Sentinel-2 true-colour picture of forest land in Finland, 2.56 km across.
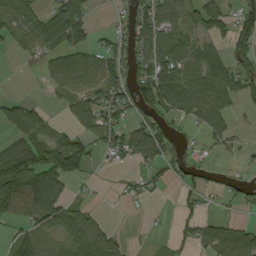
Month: September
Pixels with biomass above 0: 58%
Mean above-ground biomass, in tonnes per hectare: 50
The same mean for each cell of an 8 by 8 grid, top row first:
65 56 77 12 60 56 91 57
39 65 66 41 53 75 55 71
1 36 83 62 67 88 88 62
74 27 61 67 42 46 95 15
45 54 56 56 97 27 19 14
111 98 43 3 30 26 16 12
69 91 38 2 5 18 10 19
46 49 71 54 3 25 70 100
